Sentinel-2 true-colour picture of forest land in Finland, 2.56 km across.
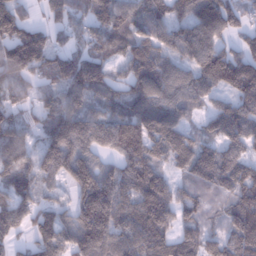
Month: January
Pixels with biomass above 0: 90%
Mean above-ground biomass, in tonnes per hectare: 125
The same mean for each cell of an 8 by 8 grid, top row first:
124 60 103 134 137 106 185 83
171 114 93 121 145 118 152 68
102 105 190 96 153 114 139 174
83 115 162 106 138 112 60 120
107 137 192 137 157 138 72 97
137 89 185 123 162 60 111 103
152 88 141 196 151 115 59 135
67 152 185 163 140 115 87 154
